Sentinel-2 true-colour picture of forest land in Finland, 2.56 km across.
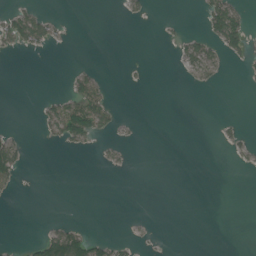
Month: July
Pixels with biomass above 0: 14%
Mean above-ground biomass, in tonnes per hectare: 11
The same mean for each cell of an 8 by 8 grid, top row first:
39 20 0 0 10 2 44 38
21 15 0 0 0 11 31 36
0 0 34 4 2 1 15 1
0 27 78 28 0 0 0 0
29 7 27 10 1 0 0 16
30 0 0 1 0 0 0 1
0 0 0 0 0 0 0 0
2 49 58 24 4 0 0 0
